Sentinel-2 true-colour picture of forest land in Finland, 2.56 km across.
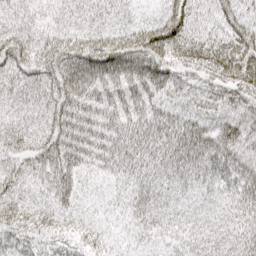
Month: April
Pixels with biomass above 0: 94%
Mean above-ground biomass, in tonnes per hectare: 40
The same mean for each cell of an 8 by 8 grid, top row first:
33 24 27 24 11 53 28 42
54 44 59 61 69 52 44 50
33 45 74 57 61 38 32 48
26 37 52 44 43 38 34 39
34 43 53 50 50 60 51 45
36 37 33 29 44 46 42 44
38 27 19 18 44 38 34 42
27 24 25 17 21 29 44 45
